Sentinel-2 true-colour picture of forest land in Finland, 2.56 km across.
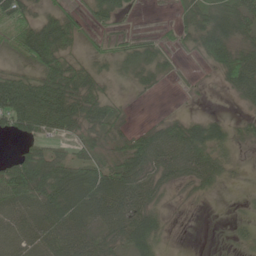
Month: June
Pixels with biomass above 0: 73%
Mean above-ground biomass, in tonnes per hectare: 42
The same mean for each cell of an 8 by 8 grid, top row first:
69 29 21 34 1 18 69 67
44 84 18 19 36 16 55 50
51 71 54 19 25 8 3 65
83 80 63 37 0 6 7 9
13 35 49 40 60 73 67 21
85 93 66 71 63 42 45 6
50 63 83 74 56 4 2 8
48 57 58 43 66 4 3 22
